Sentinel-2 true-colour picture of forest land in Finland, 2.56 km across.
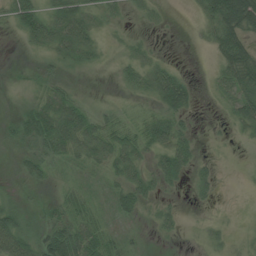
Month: July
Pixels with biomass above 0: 65%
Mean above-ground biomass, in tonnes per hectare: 33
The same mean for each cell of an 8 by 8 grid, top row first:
52 48 60 23 18 1 49 104
3 44 62 8 21 0 19 88
2 30 6 5 46 56 8 83
16 51 54 22 21 57 1 51
25 67 67 63 51 63 5 7
15 24 9 31 39 40 25 1
31 19 43 26 25 14 7 2
72 68 70 36 7 7 19 7
